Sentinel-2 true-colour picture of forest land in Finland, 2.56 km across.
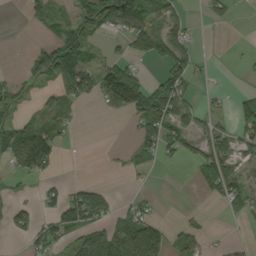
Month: September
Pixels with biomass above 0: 47%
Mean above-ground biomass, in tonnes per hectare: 44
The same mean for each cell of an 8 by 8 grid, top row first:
0 42 66 123 120 47 21 6
0 70 91 11 79 79 4 2
26 50 111 127 55 76 9 5
28 34 6 18 117 72 18 67
96 100 1 0 52 45 70 66
26 22 0 2 7 0 72 54
30 26 124 28 22 2 4 51
9 49 37 58 119 41 16 8
